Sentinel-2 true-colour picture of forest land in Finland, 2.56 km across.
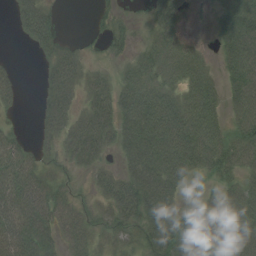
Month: August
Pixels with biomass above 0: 78%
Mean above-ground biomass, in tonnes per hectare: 56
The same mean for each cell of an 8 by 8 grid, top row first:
33 43 0 18 15 56 12 88
1 39 19 21 31 64 14 98
29 35 54 36 67 67 53 76
15 55 43 64 107 94 70 74
50 39 73 39 92 114 82 74
87 42 18 43 83 82 36 58
76 71 44 58 71 53 49 107
75 47 62 39 39 78 77 109
